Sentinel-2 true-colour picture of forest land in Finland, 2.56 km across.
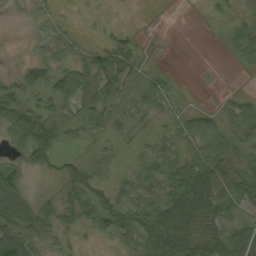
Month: September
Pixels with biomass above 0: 72%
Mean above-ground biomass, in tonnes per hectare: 38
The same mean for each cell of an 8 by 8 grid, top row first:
3 12 5 2 0 0 7 17
2 32 18 54 8 0 1 39
30 48 64 49 28 6 0 1
73 41 42 44 28 18 22 46
44 75 21 20 19 30 49 48
55 17 60 14 47 74 91 62
73 36 61 72 57 96 81 31
92 31 11 31 70 94 67 65
